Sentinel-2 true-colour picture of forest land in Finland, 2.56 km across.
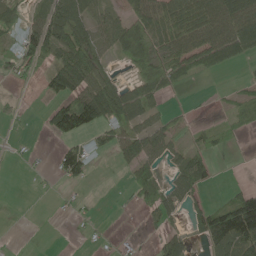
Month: May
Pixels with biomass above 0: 52%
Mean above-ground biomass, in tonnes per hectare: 48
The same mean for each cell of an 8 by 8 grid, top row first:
35 78 89 48 85 93 113 130
48 75 88 52 88 94 113 90
28 54 101 52 79 62 6 11
17 42 134 95 66 17 4 34
2 5 34 46 82 34 24 2
0 6 40 1 39 44 39 0
0 1 10 2 33 42 50 149
1 0 2 5 4 56 61 135
